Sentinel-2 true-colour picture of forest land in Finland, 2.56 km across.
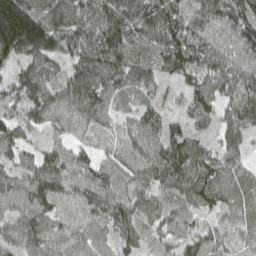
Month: April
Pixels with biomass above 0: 94%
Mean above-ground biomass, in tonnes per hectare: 81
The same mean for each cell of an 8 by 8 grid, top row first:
236 95 84 113 99 87 74 83
150 121 92 125 71 91 73 80
81 65 109 103 79 36 84 88
47 85 88 77 71 27 58 82
77 54 49 32 93 90 39 51
62 114 82 64 72 100 79 59
79 93 94 100 80 71 55 74
69 94 87 69 51 60 72 53
